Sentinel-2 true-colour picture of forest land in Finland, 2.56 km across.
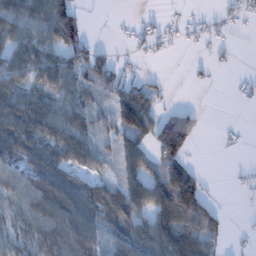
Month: January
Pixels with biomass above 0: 63%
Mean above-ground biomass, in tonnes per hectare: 59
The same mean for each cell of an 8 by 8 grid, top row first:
89 129 58 4 9 9 12 18
82 91 74 14 20 8 15 5
84 86 74 62 23 0 6 9
103 97 75 72 105 47 6 1
104 89 74 40 75 164 0 6
68 110 59 33 114 141 14 11
67 85 107 87 95 146 60 6
69 78 92 55 89 100 68 6
